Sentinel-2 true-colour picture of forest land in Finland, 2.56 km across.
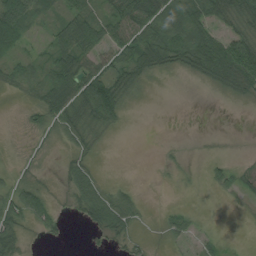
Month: August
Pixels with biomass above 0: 59%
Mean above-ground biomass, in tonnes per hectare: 31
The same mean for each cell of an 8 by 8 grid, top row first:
106 26 61 44 74 58 61 44
40 28 76 55 72 75 74 66
25 53 78 64 27 2 29 54
2 53 53 63 0 0 0 1
2 10 22 1 0 4 2 1
14 4 40 2 0 4 13 20
60 47 34 71 12 13 1 4
47 11 0 20 7 19 14 1
